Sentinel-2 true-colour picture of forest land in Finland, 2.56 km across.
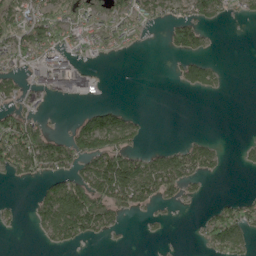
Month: May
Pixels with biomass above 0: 43%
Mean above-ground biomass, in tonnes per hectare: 52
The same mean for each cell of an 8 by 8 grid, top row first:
100 96 87 82 67 62 85 31
90 116 62 39 6 68 22 0
39 91 73 0 0 22 59 0
59 6 19 64 5 0 0 0
106 123 91 97 18 17 36 13
50 73 83 166 126 105 42 2
11 112 173 94 37 16 18 55
1 32 54 11 7 1 46 60
